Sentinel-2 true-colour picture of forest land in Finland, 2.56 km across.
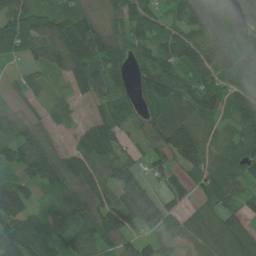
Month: June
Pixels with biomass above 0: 85%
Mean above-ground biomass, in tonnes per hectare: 89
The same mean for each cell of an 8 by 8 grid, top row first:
94 86 103 80 96 63 118 78
83 91 157 127 69 96 99 92
21 27 94 102 79 100 86 83
45 35 15 100 56 108 106 117
104 66 74 122 53 151 84 90
77 128 126 104 69 54 111 83
148 43 104 133 172 51 71 66
128 87 93 104 57 49 91 93
